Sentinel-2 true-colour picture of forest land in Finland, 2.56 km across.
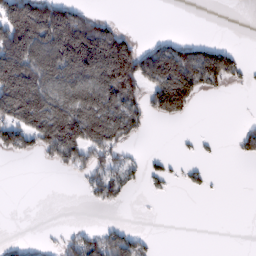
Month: February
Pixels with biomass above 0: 39%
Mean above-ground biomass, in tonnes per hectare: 76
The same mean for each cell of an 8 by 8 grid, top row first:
204 219 95 13 0 0 0 0
255 221 318 258 61 102 80 14
250 144 158 209 122 228 116 29
185 189 178 137 70 91 0 0
81 125 172 96 6 4 5 30
0 1 30 72 30 14 15 0
0 0 1 22 1 0 0 0
13 7 69 97 33 0 0 0
